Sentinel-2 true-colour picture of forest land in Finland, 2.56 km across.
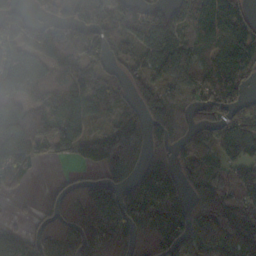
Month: October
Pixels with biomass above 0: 78%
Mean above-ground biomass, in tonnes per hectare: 110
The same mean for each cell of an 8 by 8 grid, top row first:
70 50 66 71 95 61 86 86
130 148 153 81 102 116 62 116
183 138 119 63 75 113 107 88
135 81 100 71 72 64 91 84
172 65 97 184 160 79 70 145
79 5 50 141 151 116 81 64
4 73 181 228 223 155 136 122
81 174 183 220 144 168 85 103
